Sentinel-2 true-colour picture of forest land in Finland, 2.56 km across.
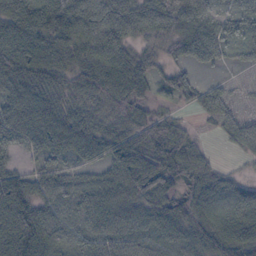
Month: October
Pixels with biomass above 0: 87%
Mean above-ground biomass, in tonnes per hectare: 52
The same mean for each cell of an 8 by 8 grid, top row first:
75 90 74 27 24 58 42 43
92 69 39 16 33 43 52 27
79 74 58 72 56 43 11 6
67 75 55 48 48 22 34 20
34 58 65 62 66 71 12 35
49 44 29 44 65 52 54 20
87 47 40 59 53 65 82 88
91 69 34 49 42 51 71 94
